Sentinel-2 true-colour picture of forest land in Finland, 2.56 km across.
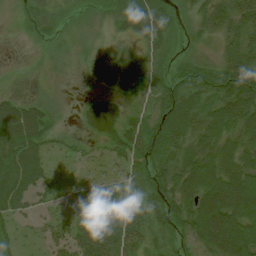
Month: July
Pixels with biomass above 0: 87%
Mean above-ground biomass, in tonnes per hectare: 43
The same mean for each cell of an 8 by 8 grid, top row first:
12 36 20 27 62 25 44 63
1 15 16 20 29 17 17 62
4 10 9 50 30 47 54 84
58 31 22 59 33 81 54 82
74 32 17 39 61 62 52 59
74 32 15 24 45 59 74 71
44 18 27 43 47 52 84 88
20 28 63 58 33 26 63 86
